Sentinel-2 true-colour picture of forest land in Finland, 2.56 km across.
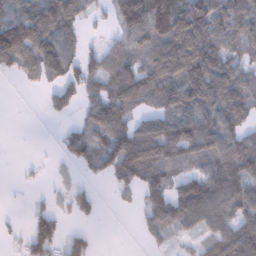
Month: February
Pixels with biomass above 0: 69%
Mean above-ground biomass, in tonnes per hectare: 76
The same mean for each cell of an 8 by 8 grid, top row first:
66 117 72 49 165 140 123 123
99 105 66 53 84 132 127 74
20 49 90 97 126 134 140 79
0 36 42 113 41 104 100 98
0 1 83 106 115 116 97 98
4 9 24 64 111 64 103 100
1 36 52 6 55 106 116 97
19 116 54 0 20 27 63 121
